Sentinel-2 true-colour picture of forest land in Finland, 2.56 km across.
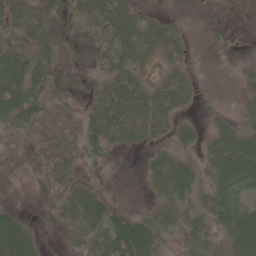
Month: May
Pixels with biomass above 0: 62%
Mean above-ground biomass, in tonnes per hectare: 25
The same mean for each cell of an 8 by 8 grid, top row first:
24 32 23 34 10 4 1 4
28 38 22 25 31 18 5 5
45 28 17 26 19 21 0 8
53 14 16 41 33 22 8 17
4 5 26 31 15 25 22 46
1 8 19 6 16 66 27 67
8 8 35 26 9 46 44 53
53 3 18 42 57 27 40 52
